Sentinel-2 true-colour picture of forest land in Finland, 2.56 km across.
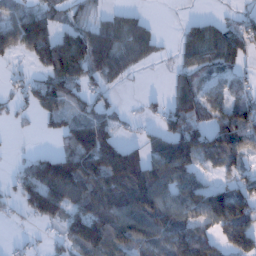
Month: January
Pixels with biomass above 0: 68%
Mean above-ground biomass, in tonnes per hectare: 76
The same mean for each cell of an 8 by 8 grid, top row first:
59 59 29 27 13 2 20 31
67 122 119 86 60 29 99 76
19 85 69 52 4 49 45 33
19 72 44 42 15 94 82 83
2 2 161 113 53 137 89 93
43 151 148 162 167 113 30 55
29 152 89 130 164 107 159 141
8 13 124 114 97 119 68 119
